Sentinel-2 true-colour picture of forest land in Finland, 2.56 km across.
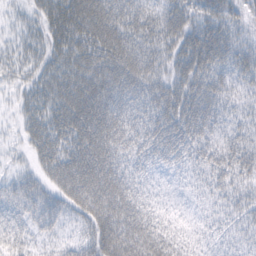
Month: February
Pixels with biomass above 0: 93%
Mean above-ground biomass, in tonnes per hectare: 46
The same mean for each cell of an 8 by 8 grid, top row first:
13 43 72 74 52 51 50 34
24 39 57 77 57 51 78 48
21 44 61 66 59 48 53 37
14 46 72 66 43 62 57 29
10 49 66 59 46 60 42 45
29 39 74 63 28 21 36 44
47 53 46 71 39 16 23 34
34 18 35 70 68 35 23 25
